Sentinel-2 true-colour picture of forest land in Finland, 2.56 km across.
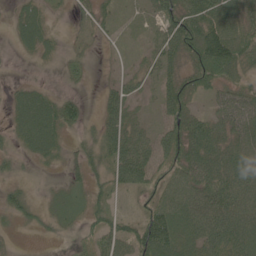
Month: June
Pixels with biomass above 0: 81%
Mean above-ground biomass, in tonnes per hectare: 47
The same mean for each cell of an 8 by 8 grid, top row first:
49 29 19 23 17 86 101 71
42 30 14 8 14 72 131 87
16 7 14 15 24 51 60 39
44 73 41 54 14 65 29 65
30 67 22 68 54 80 75 53
18 9 28 49 58 53 64 70
42 20 21 32 28 81 72 75
5 9 24 50 91 80 69 83
